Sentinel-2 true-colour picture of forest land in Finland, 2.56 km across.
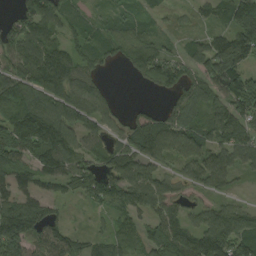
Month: August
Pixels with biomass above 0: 82%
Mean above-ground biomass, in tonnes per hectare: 92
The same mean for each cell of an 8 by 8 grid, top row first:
69 115 56 46 55 25 46 121
112 106 76 77 103 33 90 153
119 168 105 6 55 87 104 128
152 129 104 58 51 112 93 121
171 162 80 63 149 101 97 114
83 88 114 104 93 57 105 40
109 50 18 70 77 62 55 54
187 113 53 67 83 125 148 130
